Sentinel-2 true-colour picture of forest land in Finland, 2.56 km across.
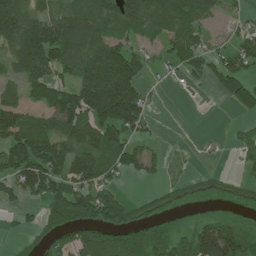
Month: July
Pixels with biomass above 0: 64%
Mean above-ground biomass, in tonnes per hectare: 85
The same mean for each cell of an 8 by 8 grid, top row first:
137 94 101 101 105 117 57 24
115 172 112 130 53 92 55 66
55 122 131 225 69 17 55 101
109 106 157 194 93 0 1 41
136 153 135 114 56 2 3 36
127 166 122 62 50 11 16 23
27 86 130 116 28 15 5 12
16 40 103 143 96 73 170 152
